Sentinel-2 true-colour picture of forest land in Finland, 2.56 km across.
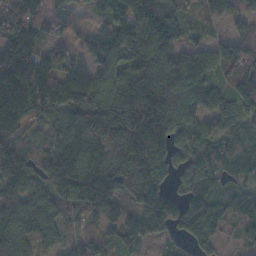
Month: November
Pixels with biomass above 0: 90%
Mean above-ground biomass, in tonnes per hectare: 99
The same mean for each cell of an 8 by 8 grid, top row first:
92 97 33 88 137 83 17 40
146 58 34 102 156 96 76 88
148 112 122 107 166 129 97 118
109 83 149 126 153 122 107 111
75 94 146 136 157 82 116 66
124 98 152 133 124 58 110 45
118 113 111 85 83 55 107 92
94 60 72 67 78 49 70 37
